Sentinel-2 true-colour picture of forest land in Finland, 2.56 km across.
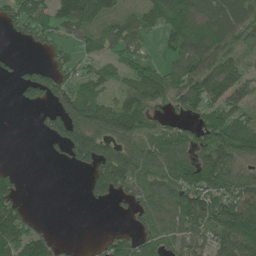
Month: June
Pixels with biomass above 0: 68%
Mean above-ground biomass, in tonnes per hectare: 82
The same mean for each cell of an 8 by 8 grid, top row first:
92 91 139 72 68 147 111 106
10 40 48 60 34 94 118 55
44 113 50 55 107 92 138 87
5 58 145 131 102 47 99 99
0 35 164 131 74 83 117 142
32 0 17 177 82 94 138 96
85 0 4 23 61 107 147 151
135 55 4 58 65 62 77 184
